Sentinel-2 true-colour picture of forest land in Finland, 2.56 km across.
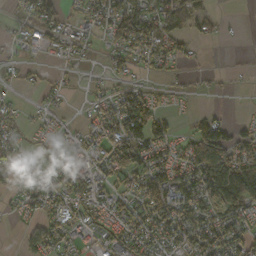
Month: October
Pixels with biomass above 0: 61%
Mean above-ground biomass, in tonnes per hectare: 51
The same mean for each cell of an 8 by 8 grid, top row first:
22 71 40 97 87 83 34 3
18 56 37 50 75 50 7 1
20 21 9 34 18 16 9 4
21 27 10 73 109 19 24 3
43 34 47 86 92 39 123 54
28 36 63 68 86 70 104 114
19 57 63 72 71 85 69 71
8 85 43 69 65 68 89 74
